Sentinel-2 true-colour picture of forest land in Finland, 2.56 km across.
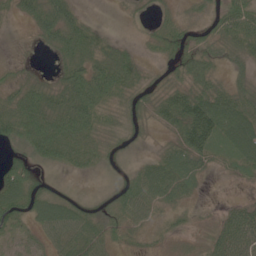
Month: June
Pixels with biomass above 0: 82%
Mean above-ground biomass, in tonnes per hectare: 45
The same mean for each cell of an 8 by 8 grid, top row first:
21 66 29 1 11 23 29 100
6 24 76 38 15 46 42 51
23 19 83 85 27 31 52 25
74 74 89 30 39 96 125 89
42 91 62 26 12 52 80 92
81 11 14 12 66 75 16 16
69 78 41 39 55 31 4 35
26 35 64 28 16 9 24 68
